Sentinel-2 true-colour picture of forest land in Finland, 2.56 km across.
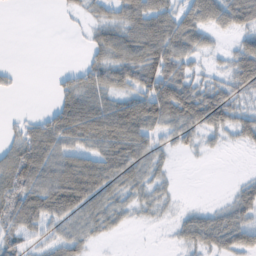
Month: February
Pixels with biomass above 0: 65%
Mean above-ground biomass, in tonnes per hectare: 36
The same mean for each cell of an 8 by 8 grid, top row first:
0 0 10 28 71 50 59 58
0 0 4 53 76 62 21 33
6 3 39 49 64 67 20 44
2 21 78 71 74 74 70 27
30 47 41 61 49 21 9 15
67 40 64 54 37 6 0 5
69 53 48 39 19 10 16 42
38 25 35 6 0 14 43 41
